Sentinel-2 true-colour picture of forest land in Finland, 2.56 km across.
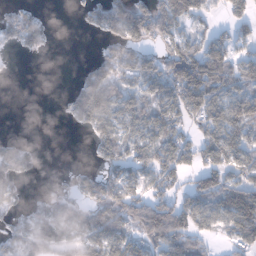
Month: January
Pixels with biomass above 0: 63%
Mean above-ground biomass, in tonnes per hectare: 71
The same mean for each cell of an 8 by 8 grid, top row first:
56 11 15 109 109 118 42 56
41 24 0 67 62 84 87 42
2 0 44 92 84 121 158 82
0 0 100 93 85 94 119 99
43 0 1 107 96 99 106 92
81 2 38 67 81 74 93 73
46 62 69 105 114 106 91 144
73 106 85 104 89 107 32 71
